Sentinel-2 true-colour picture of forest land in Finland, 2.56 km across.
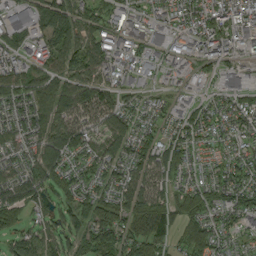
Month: September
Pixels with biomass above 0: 86%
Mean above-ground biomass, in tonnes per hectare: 68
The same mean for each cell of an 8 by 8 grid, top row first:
64 88 80 52 47 61 75 90
54 71 90 59 46 35 68 53
68 82 93 47 26 25 31 53
66 113 121 100 47 33 56 66
66 108 83 78 69 73 38 49
82 92 56 63 105 58 38 66
96 54 63 83 123 83 65 67
58 66 72 82 104 49 74 32
